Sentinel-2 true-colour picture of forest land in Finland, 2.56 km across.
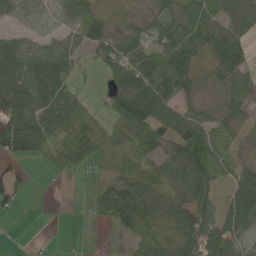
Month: May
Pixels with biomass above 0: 76%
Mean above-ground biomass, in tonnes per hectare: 57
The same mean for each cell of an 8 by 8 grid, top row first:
29 16 38 14 28 48 55 64
72 51 37 41 51 84 58 71
96 100 13 36 72 80 10 42
91 101 72 66 124 79 28 34
101 68 96 50 83 69 102 26
41 14 17 41 67 102 108 69
34 0 1 106 97 94 62 101
5 4 0 16 85 91 72 44
